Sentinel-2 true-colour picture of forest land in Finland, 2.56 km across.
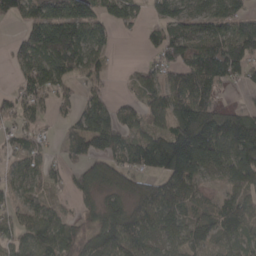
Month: April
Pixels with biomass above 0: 74%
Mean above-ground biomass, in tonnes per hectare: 90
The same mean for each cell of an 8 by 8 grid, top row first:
95 142 152 88 50 111 122 100
53 176 141 45 28 118 133 138
42 122 56 22 51 73 137 48
55 51 75 76 63 123 109 51
52 20 91 119 122 195 193 170
53 43 59 76 83 169 64 116
52 55 30 76 99 103 57 90
66 127 94 138 79 67 98 68
